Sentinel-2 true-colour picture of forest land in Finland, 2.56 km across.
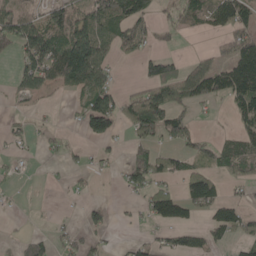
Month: May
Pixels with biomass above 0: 47%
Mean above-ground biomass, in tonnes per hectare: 52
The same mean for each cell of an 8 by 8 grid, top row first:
77 63 80 125 75 35 70 86
67 126 175 71 50 11 12 79
38 76 137 41 54 103 100 129
8 5 54 95 147 60 9 64
11 15 11 24 36 45 27 60
13 2 13 8 79 55 75 55
3 0 10 13 31 93 69 47
12 30 34 8 18 54 42 37
